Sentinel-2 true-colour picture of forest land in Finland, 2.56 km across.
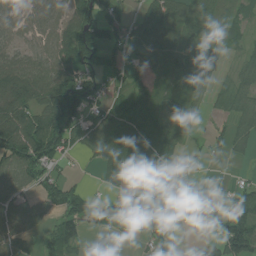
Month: July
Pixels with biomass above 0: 71%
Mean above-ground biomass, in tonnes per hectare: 65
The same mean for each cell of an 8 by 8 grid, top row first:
49 56 109 58 46 65 50 30
56 67 173 68 77 74 61 26
105 108 106 44 42 66 37 46
91 110 113 76 90 43 19 66
125 136 47 81 79 45 33 37
72 59 10 53 69 12 9 11
59 52 103 83 91 46 69 69
66 51 63 12 51 19 31 158
